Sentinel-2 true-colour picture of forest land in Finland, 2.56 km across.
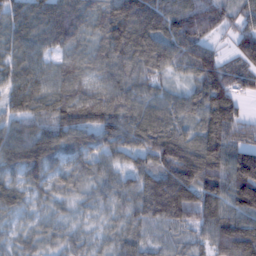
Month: February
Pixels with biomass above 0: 96%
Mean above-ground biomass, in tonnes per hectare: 92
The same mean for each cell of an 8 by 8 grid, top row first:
60 90 75 110 144 117 128 65
56 59 50 103 119 119 77 109
67 73 73 75 69 36 90 76
51 76 124 116 99 80 130 72
122 138 98 86 103 151 145 101
62 88 51 64 100 185 162 175
60 34 30 45 96 186 135 121
33 42 42 45 64 50 82 186
